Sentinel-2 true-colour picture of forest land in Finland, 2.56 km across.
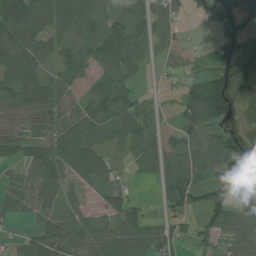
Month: July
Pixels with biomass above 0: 75%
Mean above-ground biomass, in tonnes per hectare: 62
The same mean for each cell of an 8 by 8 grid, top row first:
138 87 96 59 74 47 40 111
116 56 45 127 39 31 16 133
85 51 34 41 14 10 75 129
55 74 56 57 26 26 108 104
52 53 68 29 61 37 47 144
41 56 47 21 20 99 55 123
58 49 28 33 13 46 93 58
18 85 54 81 78 51 43 83
